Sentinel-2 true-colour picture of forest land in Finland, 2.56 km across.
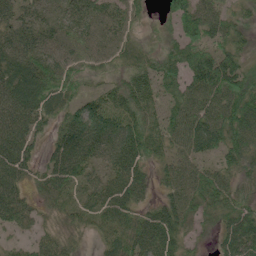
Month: June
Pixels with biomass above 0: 89%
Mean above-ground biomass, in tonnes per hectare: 55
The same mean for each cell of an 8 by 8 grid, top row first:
46 31 60 51 19 64 62 25
55 57 63 51 25 56 62 35
90 78 37 28 57 68 88 84
73 59 68 57 55 59 69 88
72 29 89 64 65 48 56 70
61 52 53 51 40 53 57 40
69 26 34 67 35 67 53 59
21 40 17 48 79 54 14 96
